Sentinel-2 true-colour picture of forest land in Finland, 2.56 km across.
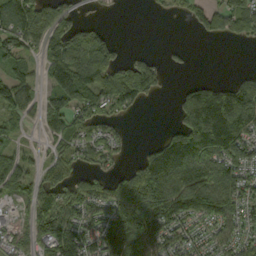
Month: September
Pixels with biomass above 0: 67%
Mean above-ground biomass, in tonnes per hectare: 85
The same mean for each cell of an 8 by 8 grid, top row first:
120 65 31 3 2 16 81 106
89 107 128 76 8 14 0 7
88 63 158 120 105 3 26 50
75 108 100 70 9 53 259 220
34 40 70 66 15 139 218 126
90 63 62 51 143 138 106 89
34 100 90 100 144 140 147 95
52 112 107 103 129 71 90 92
